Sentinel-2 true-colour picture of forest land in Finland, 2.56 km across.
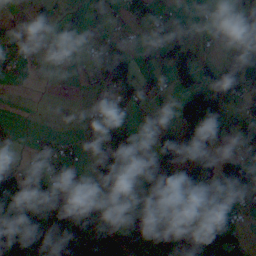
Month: October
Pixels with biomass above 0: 58%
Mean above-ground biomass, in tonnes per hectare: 61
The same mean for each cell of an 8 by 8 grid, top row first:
10 27 15 29 63 22 36 55
30 15 11 74 46 74 15 122
10 21 18 142 60 73 86 102
1 0 5 80 16 51 143 27
4 25 38 100 24 115 80 18
79 61 26 103 56 52 57 55
91 89 77 85 88 111 59 18
134 101 144 127 126 109 110 48
